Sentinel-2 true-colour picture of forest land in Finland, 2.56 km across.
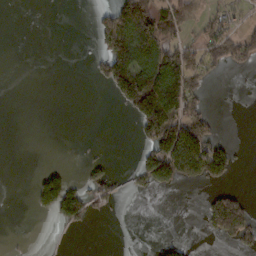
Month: February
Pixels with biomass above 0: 28%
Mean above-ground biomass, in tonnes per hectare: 41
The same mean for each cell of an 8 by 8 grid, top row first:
0 0 0 78 136 95 36 26
0 0 0 113 153 73 85 86
0 0 0 112 147 137 34 0
0 0 0 1 140 107 35 0
0 0 1 0 33 169 103 6
0 54 14 28 43 86 75 7
0 43 90 17 0 0 59 97
1 1 0 0 0 16 7 61
